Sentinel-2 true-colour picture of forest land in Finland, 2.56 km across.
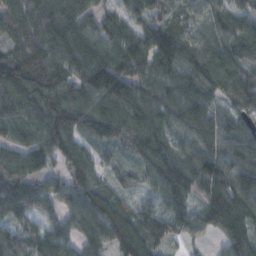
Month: October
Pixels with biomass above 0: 94%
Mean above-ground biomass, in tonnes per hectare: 97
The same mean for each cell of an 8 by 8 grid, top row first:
111 114 105 69 71 69 74 77
84 118 131 108 94 78 82 97
128 107 122 179 96 92 111 95
113 141 135 132 117 102 77 79
83 115 84 76 124 88 93 99
113 69 99 42 71 126 135 115
106 61 114 110 65 89 49 98
72 108 84 119 139 45 30 104
